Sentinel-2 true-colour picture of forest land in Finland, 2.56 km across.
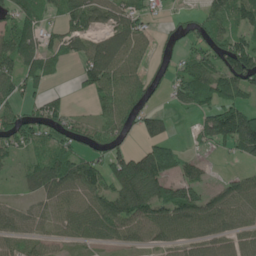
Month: June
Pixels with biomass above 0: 71%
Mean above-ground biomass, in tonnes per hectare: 72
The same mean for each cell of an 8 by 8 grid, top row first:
92 43 96 70 53 17 56 77
107 71 58 100 51 34 76 107
86 46 39 97 58 58 96 119
57 85 21 80 68 36 64 112
76 54 56 70 53 29 40 125
22 111 112 101 184 79 23 33
46 65 79 105 124 125 88 73
58 56 50 41 57 71 81 69
